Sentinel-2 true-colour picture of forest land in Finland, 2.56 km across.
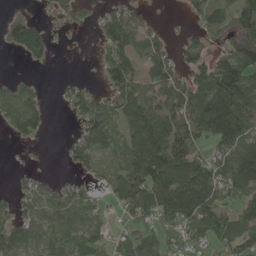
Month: May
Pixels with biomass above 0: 69%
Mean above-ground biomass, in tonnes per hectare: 63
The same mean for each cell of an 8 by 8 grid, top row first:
42 20 28 52 27 3 59 79
55 40 1 61 59 32 46 98
39 3 18 67 56 70 113 133
101 37 54 73 111 88 142 126
12 4 52 54 105 99 58 94
11 13 24 47 104 127 100 103
36 61 75 26 86 132 102 59
74 65 70 37 61 56 64 87
